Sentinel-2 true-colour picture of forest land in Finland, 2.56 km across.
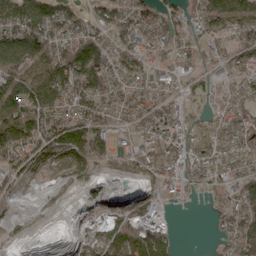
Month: May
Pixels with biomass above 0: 73%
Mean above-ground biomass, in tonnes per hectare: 72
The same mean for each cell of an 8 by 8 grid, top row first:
121 125 53 84 74 53 86 109
117 94 131 74 64 58 45 79
98 134 131 75 55 43 44 58
131 105 78 58 74 65 30 67
129 109 128 78 72 90 77 78
47 29 48 26 57 82 69 66
15 7 21 40 81 15 15 88
14 0 61 118 145 37 3 117
